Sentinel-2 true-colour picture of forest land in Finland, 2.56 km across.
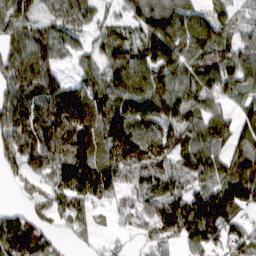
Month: March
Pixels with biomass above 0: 87%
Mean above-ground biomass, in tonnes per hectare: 84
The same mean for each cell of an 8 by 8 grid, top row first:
87 57 86 36 94 102 73 36
74 88 41 99 93 107 108 64
90 86 54 101 119 91 89 105
108 118 135 140 119 106 66 60
90 101 109 125 99 80 83 69
38 75 143 104 91 86 77 131
21 44 57 44 59 91 139 106
150 61 26 15 35 53 81 64
